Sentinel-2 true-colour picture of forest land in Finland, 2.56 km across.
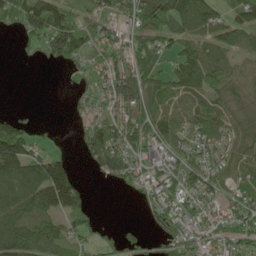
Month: May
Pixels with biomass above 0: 73%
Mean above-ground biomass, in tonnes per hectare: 70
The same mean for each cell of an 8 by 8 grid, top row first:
83 165 78 72 106 111 79 71
17 86 98 59 98 66 85 56
0 0 15 66 96 96 94 65
6 0 24 58 112 77 77 61
125 18 47 103 78 68 63 58
137 175 40 76 41 62 73 57
122 133 92 0 23 44 37 57
174 109 44 52 36 44 40 68
